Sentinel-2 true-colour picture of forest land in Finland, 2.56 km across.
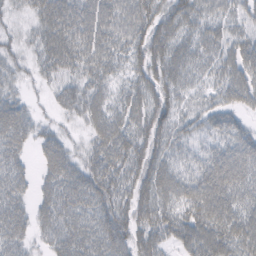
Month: February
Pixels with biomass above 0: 89%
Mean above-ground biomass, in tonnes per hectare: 51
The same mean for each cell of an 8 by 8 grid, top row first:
19 68 72 70 59 58 45 38
23 62 63 56 55 54 45 55
25 28 42 38 47 45 32 64
60 12 38 42 55 40 44 34
54 42 18 64 55 41 41 63
48 39 57 65 62 54 76 72
53 48 58 69 56 46 79 62
51 39 66 77 51 40 74 67
